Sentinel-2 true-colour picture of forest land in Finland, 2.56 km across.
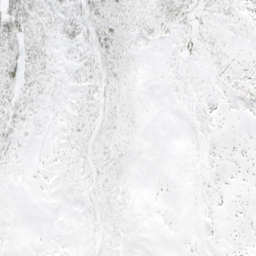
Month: May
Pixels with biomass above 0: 45%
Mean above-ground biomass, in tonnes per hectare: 7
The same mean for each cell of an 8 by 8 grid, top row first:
36 17 23 29 15 18 5 5
26 13 12 26 5 4 6 1
22 13 11 21 6 3 2 6
16 6 11 12 4 1 1 1
10 2 10 9 3 0 1 0
3 2 7 10 1 0 1 0
0 0 3 12 3 0 0 0
1 0 1 2 1 0 0 0
